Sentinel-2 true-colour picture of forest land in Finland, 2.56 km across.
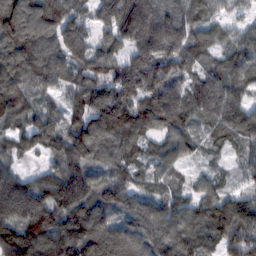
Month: February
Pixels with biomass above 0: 96%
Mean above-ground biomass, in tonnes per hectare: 136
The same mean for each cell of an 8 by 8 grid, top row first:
186 188 107 127 193 136 80 54
165 162 136 94 190 156 90 99
155 135 128 151 201 149 117 109
119 105 124 209 159 183 119 150
92 132 186 123 94 117 62 86
111 125 160 93 68 65 63 45
198 193 171 123 131 122 111 167
200 226 227 202 150 139 111 160
